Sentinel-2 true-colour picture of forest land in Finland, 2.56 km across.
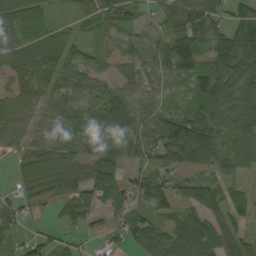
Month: September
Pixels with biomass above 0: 82%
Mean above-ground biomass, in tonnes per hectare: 58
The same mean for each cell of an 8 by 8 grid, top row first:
56 29 25 69 29 79 76 48
60 65 32 34 46 116 68 101
42 40 41 39 42 42 83 67
45 41 59 83 46 54 62 84
25 48 63 87 81 158 127 55
19 67 65 60 57 61 53 28
46 14 67 37 61 60 92 54
28 36 23 33 70 75 109 73
